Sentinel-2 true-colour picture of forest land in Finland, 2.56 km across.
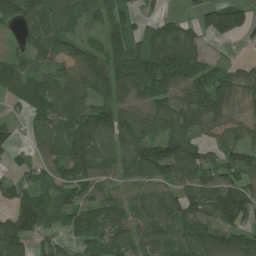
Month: July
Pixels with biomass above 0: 78%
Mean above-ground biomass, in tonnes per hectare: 73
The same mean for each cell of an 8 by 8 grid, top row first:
103 105 55 74 29 24 86 98
32 81 72 61 60 100 23 8
68 58 95 108 106 87 98 53
21 81 89 96 54 69 89 21
33 50 104 70 110 117 44 63
34 49 85 52 78 73 76 93
86 100 90 89 89 91 112 134
102 29 44 76 65 64 95 79
